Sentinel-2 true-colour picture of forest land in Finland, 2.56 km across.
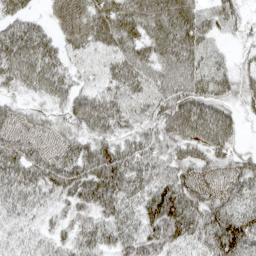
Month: April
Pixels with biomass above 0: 89%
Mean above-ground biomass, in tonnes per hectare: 51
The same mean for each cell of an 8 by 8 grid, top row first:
46 20 46 44 44 51 37 31
81 57 39 40 46 65 37 15
57 71 35 52 60 63 68 41
22 26 62 67 45 77 73 28
42 24 48 58 54 53 69 14
59 65 70 88 59 67 29 49
38 26 46 62 63 88 67 54
24 26 49 54 65 53 69 94
